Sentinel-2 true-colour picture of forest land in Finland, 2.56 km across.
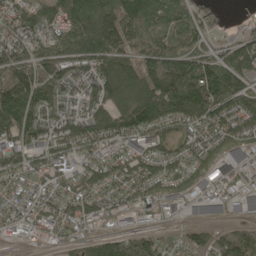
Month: May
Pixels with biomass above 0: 88%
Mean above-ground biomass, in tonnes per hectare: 132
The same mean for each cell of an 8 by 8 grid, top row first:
135 128 189 197 160 110 67 16
150 125 162 167 133 127 93 103
171 164 160 179 158 218 209 125
205 134 176 162 177 147 158 134
154 159 128 129 161 85 104 136
137 154 137 129 134 92 127 130
142 150 133 115 114 97 123 101
52 64 88 104 116 53 69 103
